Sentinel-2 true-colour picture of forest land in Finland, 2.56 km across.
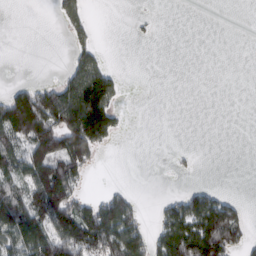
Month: February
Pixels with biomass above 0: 36%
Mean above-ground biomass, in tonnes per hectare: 50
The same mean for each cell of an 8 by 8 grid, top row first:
0 2 36 0 3 0 0 0
0 0 37 1 0 0 0 0
7 13 114 66 0 0 0 0
156 146 180 81 0 0 0 0
83 158 171 26 0 0 0 0
74 174 59 0 0 3 0 0
133 157 82 102 13 61 106 31
88 129 143 118 68 133 178 55
